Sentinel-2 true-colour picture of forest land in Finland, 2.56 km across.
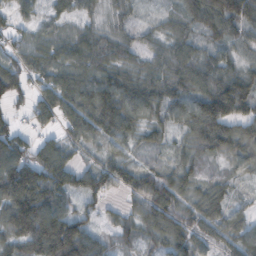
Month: October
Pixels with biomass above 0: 89%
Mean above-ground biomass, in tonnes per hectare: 73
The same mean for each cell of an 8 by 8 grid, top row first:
34 35 45 30 21 45 111 115
45 64 77 66 46 65 61 47
72 70 81 85 78 93 100 103
25 76 97 145 102 85 149 94
89 63 35 54 44 36 102 95
150 116 77 75 43 60 31 22
140 107 51 19 76 90 88 37
101 105 107 46 56 86 58 76
